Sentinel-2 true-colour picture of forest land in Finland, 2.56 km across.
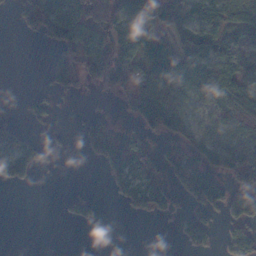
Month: November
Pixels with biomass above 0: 50%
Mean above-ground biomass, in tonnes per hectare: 44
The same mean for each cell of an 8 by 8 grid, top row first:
20 116 104 91 70 63 77 71
0 26 96 80 54 64 68 45
0 22 37 74 54 82 82 61
5 31 5 10 78 77 41 84
66 10 17 59 44 44 51 61
55 0 0 42 78 47 92 46
0 0 20 1 36 21 57 68
0 0 0 0 0 14 41 70
